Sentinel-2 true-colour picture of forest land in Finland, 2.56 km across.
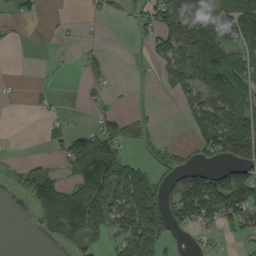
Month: September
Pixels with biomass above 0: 47%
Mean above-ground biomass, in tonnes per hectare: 51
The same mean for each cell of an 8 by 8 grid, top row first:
21 3 4 13 35 125 82 114
5 1 12 2 21 79 105 66
3 2 8 12 3 48 89 87
1 7 2 24 10 3 112 106
0 17 72 65 30 13 72 124
23 62 99 141 62 46 88 78
1 107 139 100 152 62 115 106
0 23 85 39 123 20 7 18
